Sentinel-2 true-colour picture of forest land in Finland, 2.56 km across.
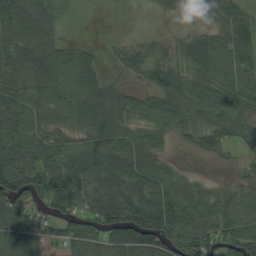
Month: August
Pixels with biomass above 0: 82%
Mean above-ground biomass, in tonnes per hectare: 69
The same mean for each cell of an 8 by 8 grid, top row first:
120 79 3 0 1 37 32 65
99 88 43 16 40 30 66 80
74 105 112 29 33 68 65 68
107 73 113 115 58 74 76 57
83 72 59 105 83 16 51 29
104 82 87 124 117 49 11 20
101 54 49 122 133 88 57 82
83 52 75 82 111 76 63 92
